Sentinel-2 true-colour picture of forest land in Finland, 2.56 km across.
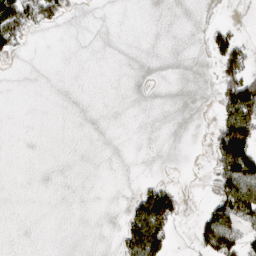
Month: March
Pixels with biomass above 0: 17%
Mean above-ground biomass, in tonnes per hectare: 27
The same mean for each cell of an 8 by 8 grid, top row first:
144 70 4 0 0 0 0 2
40 0 0 0 0 0 31 60
0 0 0 0 0 0 2 118
0 0 0 0 0 0 4 148
0 0 0 0 0 0 21 187
0 0 0 0 2 0 25 163
0 0 0 0 109 67 33 123
0 0 0 6 169 16 82 81
